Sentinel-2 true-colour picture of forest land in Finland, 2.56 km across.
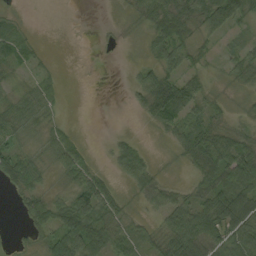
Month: September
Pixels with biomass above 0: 70%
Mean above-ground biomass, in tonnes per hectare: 34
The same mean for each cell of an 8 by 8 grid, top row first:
13 0 0 2 39 68 77 58
56 3 0 2 13 53 11 24
13 23 0 0 36 54 23 22
47 26 0 0 25 69 30 8
28 33 29 16 10 24 68 47
62 20 50 19 46 2 46 82
10 49 71 44 16 49 62 62
6 40 91 47 25 67 83 68
